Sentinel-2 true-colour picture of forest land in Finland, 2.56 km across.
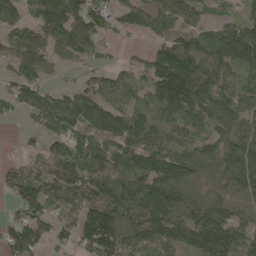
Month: May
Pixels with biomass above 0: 83%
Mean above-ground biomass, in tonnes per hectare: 94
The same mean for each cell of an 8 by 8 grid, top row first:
67 120 110 61 82 98 47 54
83 86 98 20 24 132 103 138
64 43 35 69 59 220 134 78
39 136 122 107 79 101 116 106
9 59 73 124 122 80 81 133
73 91 94 102 131 151 69 133
49 65 95 121 147 123 107 88
99 61 94 163 97 97 142 94
